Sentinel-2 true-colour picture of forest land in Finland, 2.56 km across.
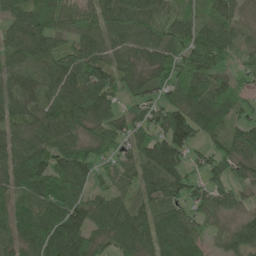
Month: June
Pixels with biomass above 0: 91%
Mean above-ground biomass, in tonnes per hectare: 80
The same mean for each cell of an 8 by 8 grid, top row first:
82 132 63 88 101 57 54 49
77 94 77 55 78 72 133 42
64 71 102 80 65 79 87 49
74 84 92 65 76 99 94 62
78 93 87 84 83 126 45 82
73 113 90 64 69 92 71 50
73 114 96 80 62 71 84 41
75 135 111 70 79 97 39 87
